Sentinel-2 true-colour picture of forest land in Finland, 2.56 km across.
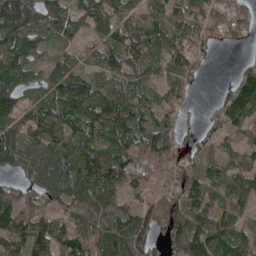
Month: May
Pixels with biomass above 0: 87%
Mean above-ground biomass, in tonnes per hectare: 86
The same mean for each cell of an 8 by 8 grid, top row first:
132 92 66 80 60 58 71 70
115 70 43 94 106 79 44 17
107 80 92 76 97 51 10 62
104 99 129 128 74 57 13 82
121 123 105 84 131 86 37 48
53 106 128 122 101 87 67 72
122 63 102 94 67 88 101 77
95 103 101 119 87 129 155 85
